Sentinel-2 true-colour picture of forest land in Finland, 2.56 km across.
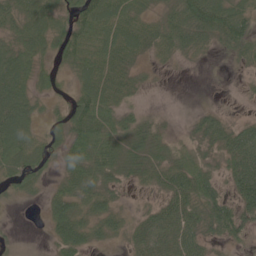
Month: June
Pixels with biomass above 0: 79%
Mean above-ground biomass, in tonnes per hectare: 46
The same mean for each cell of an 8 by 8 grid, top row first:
55 71 67 75 36 52 80 57
63 47 60 66 44 43 21 37
82 28 44 57 12 1 1 6
92 17 68 56 19 3 20 4
92 41 78 70 72 24 32 68
56 27 72 43 42 67 51 76
4 35 49 42 17 67 58 57
6 18 64 21 51 73 33 24
